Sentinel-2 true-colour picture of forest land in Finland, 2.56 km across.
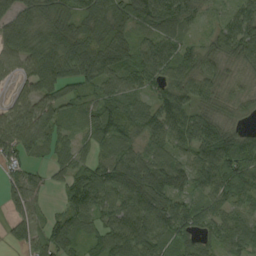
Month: September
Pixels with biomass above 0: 89%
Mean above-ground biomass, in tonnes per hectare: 72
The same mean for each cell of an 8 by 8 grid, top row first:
89 80 83 123 118 104 23 73
88 100 122 119 56 71 43 82
42 96 84 74 74 60 58 24
63 57 33 66 72 102 53 28
80 64 41 63 63 78 118 83
32 29 63 104 109 95 88 102
41 21 62 88 102 71 52 56
33 78 64 100 100 74 50 72
